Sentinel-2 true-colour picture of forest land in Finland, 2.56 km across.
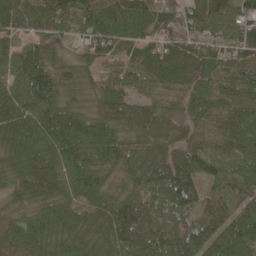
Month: May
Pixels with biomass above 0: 97%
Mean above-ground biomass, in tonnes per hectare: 91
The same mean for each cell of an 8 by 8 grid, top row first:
88 97 87 111 106 103 103 82
71 87 46 87 76 110 105 89
77 137 88 61 83 103 110 96
99 109 77 116 98 86 89 81
79 92 109 102 101 98 53 99
78 117 99 61 104 133 73 82
71 77 69 97 107 92 69 70
96 81 81 98 93 96 102 104
